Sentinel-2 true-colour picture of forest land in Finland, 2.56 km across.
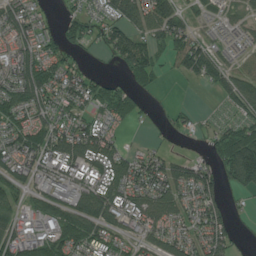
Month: July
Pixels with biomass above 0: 72%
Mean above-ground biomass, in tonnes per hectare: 67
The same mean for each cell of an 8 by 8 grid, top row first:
92 28 54 70 88 80 41 34
78 57 40 73 78 79 64 37
100 116 76 29 83 15 52 71
79 78 59 75 18 28 9 61
80 97 115 58 15 10 30 126
65 102 82 99 97 78 73 107
47 81 112 85 92 73 95 13
83 72 83 56 65 64 88 18
